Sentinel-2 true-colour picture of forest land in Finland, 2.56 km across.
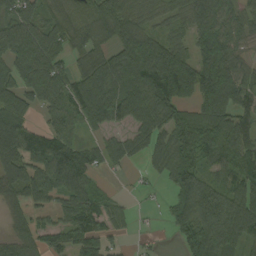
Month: September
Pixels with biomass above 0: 81%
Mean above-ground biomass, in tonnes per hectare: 101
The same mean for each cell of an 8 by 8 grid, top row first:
113 73 60 128 63 47 117 66
179 146 71 82 120 91 146 64
118 174 97 117 149 219 158 96
111 86 112 122 110 111 110 87
168 120 68 62 87 135 140 106
127 121 128 19 21 111 69 94
57 58 117 54 7 86 169 154
61 74 120 57 10 32 156 134
